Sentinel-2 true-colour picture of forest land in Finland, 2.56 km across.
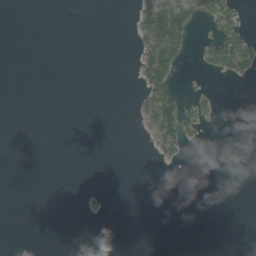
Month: August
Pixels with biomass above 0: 11%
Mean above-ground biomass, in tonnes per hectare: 11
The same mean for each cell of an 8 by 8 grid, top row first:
0 0 0 0 40 115 55 28
0 0 0 0 37 68 42 82
0 0 0 0 42 29 5 17
0 0 0 0 23 66 19 0
0 0 0 0 2 41 1 0
0 0 0 0 0 0 0 0
0 0 1 0 0 0 0 0
0 0 0 0 0 0 0 0
